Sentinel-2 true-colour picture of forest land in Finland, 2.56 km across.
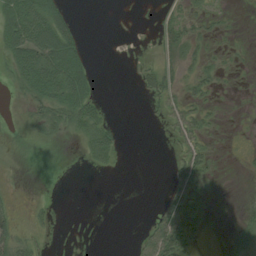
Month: August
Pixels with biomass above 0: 37%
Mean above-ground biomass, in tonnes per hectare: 18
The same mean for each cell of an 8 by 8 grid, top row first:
70 71 3 0 1 15 17 2
66 81 33 0 1 27 13 5
37 75 58 0 18 16 22 2
2 40 50 4 4 18 15 2
10 7 14 37 0 13 14 3
2 0 0 3 0 25 16 3
11 9 0 0 0 36 10 6
39 7 1 0 18 57 4 27
